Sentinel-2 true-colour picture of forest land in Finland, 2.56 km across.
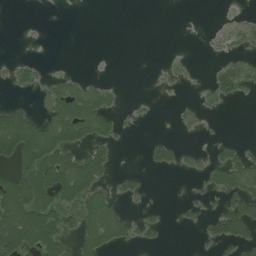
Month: July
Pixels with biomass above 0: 33%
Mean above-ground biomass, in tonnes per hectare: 30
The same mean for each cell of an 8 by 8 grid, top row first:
0 0 0 0 0 0 1 12
0 1 0 0 0 1 7 25
21 21 26 7 0 14 17 65
39 39 85 35 3 9 12 0
85 86 45 34 12 26 8 23
52 63 101 26 17 5 32 72
113 69 66 48 13 4 15 90
116 90 42 49 17 0 30 63
